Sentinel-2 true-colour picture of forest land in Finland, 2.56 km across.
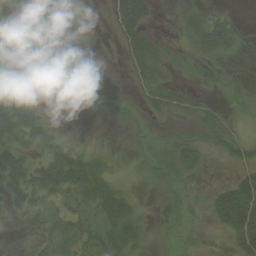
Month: August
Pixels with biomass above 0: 68%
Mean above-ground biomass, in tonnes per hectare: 22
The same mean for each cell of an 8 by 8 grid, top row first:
16 5 20 36 47 13 27 4
41 32 3 4 42 9 34 8
34 37 3 7 33 9 15 4
66 11 3 11 13 19 12 4
36 30 11 6 9 17 16 21
38 48 58 19 18 18 6 27
17 28 29 43 13 14 21 81
1 20 26 29 16 2 3 41
